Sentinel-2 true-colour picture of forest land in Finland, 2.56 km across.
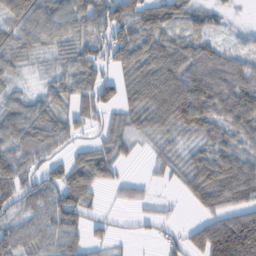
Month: February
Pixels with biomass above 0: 80%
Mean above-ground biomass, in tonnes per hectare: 64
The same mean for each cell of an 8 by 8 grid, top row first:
76 81 76 94 80 57 40 6
56 37 58 77 87 79 61 27
24 29 79 46 102 105 115 87
59 74 70 42 88 117 95 112
76 78 35 59 18 35 59 58
102 49 86 45 9 31 105 107
49 49 73 10 20 7 59 70
63 63 51 24 12 27 127 178
